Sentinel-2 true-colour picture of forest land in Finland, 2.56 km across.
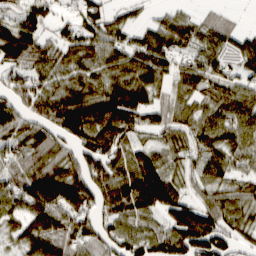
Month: March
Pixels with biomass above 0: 85%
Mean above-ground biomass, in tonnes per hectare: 82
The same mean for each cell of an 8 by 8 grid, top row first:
56 57 65 45 21 51 37 11
130 70 84 76 91 77 77 85
68 67 79 81 97 44 79 67
87 89 131 96 89 69 78 94
63 99 89 104 48 67 84 79
81 140 93 111 138 54 76 54
56 127 100 98 112 122 103 76
51 112 86 81 98 117 126 50
